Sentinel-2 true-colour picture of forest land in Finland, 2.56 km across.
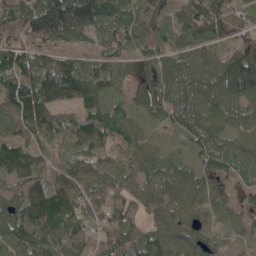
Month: May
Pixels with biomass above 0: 91%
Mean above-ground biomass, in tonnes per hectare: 84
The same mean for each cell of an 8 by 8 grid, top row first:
118 202 176 110 87 69 133 68
90 103 54 75 52 71 60 70
99 138 120 78 82 94 86 164
93 86 71 71 65 84 81 69
85 56 105 101 56 14 76 63
110 66 103 92 83 80 69 59
72 145 75 64 55 62 48 56
99 89 104 69 88 77 46 22
